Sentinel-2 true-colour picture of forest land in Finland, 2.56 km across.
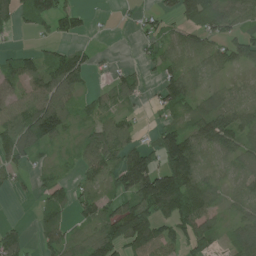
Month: July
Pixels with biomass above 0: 70%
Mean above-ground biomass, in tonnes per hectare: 65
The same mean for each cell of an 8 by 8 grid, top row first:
51 72 40 3 26 57 94 58
20 28 32 3 29 57 51 61
67 104 70 39 29 88 33 24
80 140 34 54 13 48 83 63
103 60 47 97 42 160 86 70
34 31 36 70 167 190 34 34
0 70 53 62 134 150 71 42
73 69 58 122 130 58 83 75
